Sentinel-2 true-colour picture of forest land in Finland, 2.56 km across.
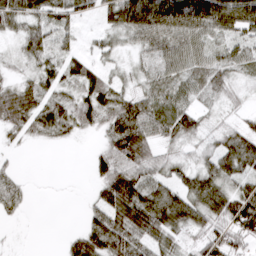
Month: March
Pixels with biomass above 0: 77%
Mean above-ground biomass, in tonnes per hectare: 45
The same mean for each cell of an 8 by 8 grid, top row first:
60 50 33 51 106 103 93 94
19 44 20 30 44 67 42 39
26 42 43 23 25 42 40 19
65 54 50 54 60 58 17 15
12 10 4 55 74 31 17 57
24 1 0 75 52 35 58 47
31 0 7 76 104 77 69 86
2 0 53 81 60 34 48 45
